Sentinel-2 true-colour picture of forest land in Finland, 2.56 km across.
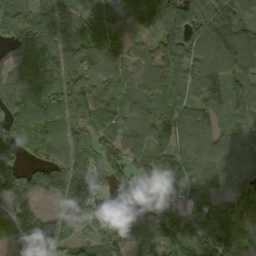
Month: September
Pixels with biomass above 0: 89%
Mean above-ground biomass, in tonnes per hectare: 95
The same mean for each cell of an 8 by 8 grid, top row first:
104 107 55 38 108 144 134 97
78 97 106 51 52 119 111 166
99 73 107 50 79 81 103 90
138 160 119 64 87 76 56 52
124 123 99 99 108 69 75 47
140 139 135 79 56 62 66 72
81 34 109 48 91 56 76 151
68 149 66 133 198 116 105 116
